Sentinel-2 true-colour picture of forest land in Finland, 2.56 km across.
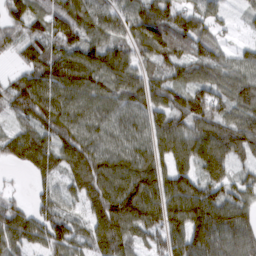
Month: March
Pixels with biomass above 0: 91%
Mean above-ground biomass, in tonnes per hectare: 107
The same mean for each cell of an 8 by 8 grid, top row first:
86 108 119 95 130 135 106 18
57 96 123 88 102 116 93 30
62 136 144 105 104 99 114 111
75 138 105 95 110 134 144 119
107 105 129 83 95 119 147 134
7 77 142 148 156 121 106 54
67 72 56 177 171 135 162 116
96 97 72 160 67 109 142 142
